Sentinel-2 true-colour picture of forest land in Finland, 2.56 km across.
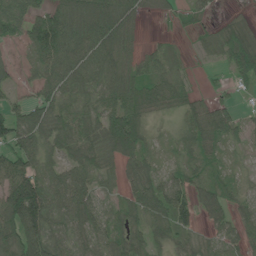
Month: June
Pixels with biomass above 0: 82%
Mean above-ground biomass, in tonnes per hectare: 57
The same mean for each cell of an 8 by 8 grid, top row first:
76 85 83 89 23 16 11 13
19 103 89 87 27 10 23 81
24 72 70 74 56 40 4 37
55 76 57 71 54 30 58 19
79 60 94 89 52 28 42 24
111 71 72 34 72 38 31 13
157 115 96 26 70 88 56 36
93 99 48 62 51 36 29 47
